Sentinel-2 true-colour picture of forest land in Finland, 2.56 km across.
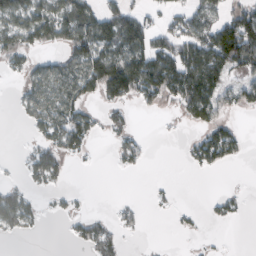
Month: February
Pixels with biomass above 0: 46%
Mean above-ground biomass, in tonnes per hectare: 52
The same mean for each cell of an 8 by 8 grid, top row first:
87 97 109 86 52 46 70 106
75 36 112 94 101 103 130 178
16 100 114 163 133 144 132 54
14 94 66 26 13 22 95 26
2 53 50 22 24 2 102 40
5 66 0 1 3 1 5 0
88 10 9 9 11 13 9 15
7 0 35 48 2 1 4 0
